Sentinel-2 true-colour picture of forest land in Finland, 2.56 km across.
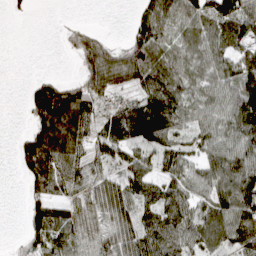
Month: April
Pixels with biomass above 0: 77%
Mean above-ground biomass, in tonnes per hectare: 79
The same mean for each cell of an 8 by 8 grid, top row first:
8 0 1 0 72 84 103 128
0 0 95 74 113 63 101 79
0 64 71 105 90 84 76 103
0 222 149 67 155 115 91 140
33 164 83 96 81 59 81 105
9 128 64 49 85 72 89 123
0 95 43 109 81 114 83 137
11 83 59 82 107 81 80 101
